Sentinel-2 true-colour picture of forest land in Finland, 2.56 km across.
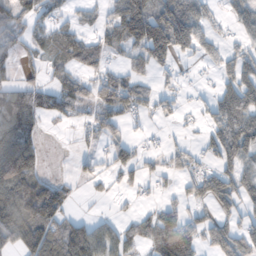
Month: November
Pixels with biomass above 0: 58%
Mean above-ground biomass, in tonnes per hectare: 60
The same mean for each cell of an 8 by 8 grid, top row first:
58 52 25 54 150 111 45 58
32 46 72 44 116 120 39 39
30 31 43 71 42 26 7 95
117 54 28 70 40 32 45 130
100 5 20 41 17 22 52 142
80 27 9 30 38 43 77 92
100 113 5 7 15 52 44 58
91 124 112 70 59 142 69 93
